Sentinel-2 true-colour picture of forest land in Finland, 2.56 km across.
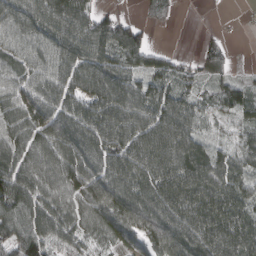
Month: March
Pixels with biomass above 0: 87%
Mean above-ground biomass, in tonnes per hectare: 87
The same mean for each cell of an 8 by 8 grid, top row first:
93 106 96 58 15 6 2 2
70 76 102 107 81 6 31 1
75 84 98 116 64 71 41 38
88 94 94 111 93 103 43 64
103 109 123 103 115 138 54 51
154 89 114 104 110 131 136 78
105 106 86 110 115 117 129 102
100 120 79 72 81 125 126 132
